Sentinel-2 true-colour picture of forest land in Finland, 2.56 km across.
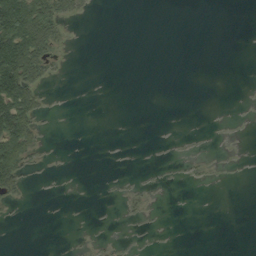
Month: September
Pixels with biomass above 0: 14%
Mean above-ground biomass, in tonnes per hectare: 13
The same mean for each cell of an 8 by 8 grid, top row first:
118 74 14 0 0 0 0 0
129 56 0 0 0 0 0 0
131 25 0 0 0 0 0 0
112 8 0 0 0 0 0 0
96 5 0 0 0 0 0 0
61 2 0 1 1 1 4 0
5 0 0 0 6 0 0 0
0 0 1 3 2 0 0 0
